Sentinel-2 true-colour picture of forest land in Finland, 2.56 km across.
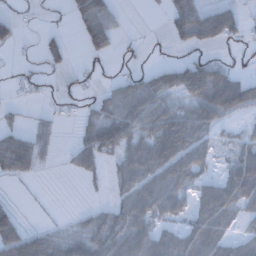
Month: December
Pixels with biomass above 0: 56%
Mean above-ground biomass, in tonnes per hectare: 38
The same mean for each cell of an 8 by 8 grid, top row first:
18 5 46 33 2 66 65 36
16 34 13 32 7 16 26 20
13 11 21 16 39 62 96 51
8 12 19 44 60 53 64 41
60 24 28 57 63 82 35 38
37 1 18 22 70 60 26 69
21 1 7 30 61 39 60 39
80 50 49 63 61 50 65 30
